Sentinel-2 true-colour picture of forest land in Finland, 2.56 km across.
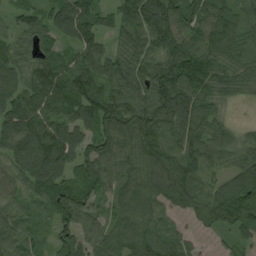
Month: August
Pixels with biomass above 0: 94%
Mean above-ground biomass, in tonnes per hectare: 93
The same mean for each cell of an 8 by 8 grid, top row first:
49 74 101 65 141 126 91 83
82 64 83 55 87 110 105 98
89 121 127 91 99 121 88 67
110 97 110 130 111 120 72 7
104 149 106 115 115 93 94 75
80 125 82 103 110 130 60 89
69 71 125 67 99 84 110 122
90 40 99 95 109 78 26 55
